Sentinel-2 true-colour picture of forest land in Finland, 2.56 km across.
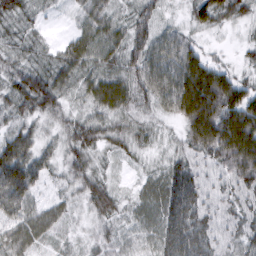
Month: March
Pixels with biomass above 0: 94%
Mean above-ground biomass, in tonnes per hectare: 54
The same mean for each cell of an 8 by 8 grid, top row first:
40 13 28 37 38 12 63 39
32 22 60 54 67 84 23 16
50 62 43 56 68 111 137 53
44 45 26 50 30 74 143 117
78 26 59 41 32 26 108 154
114 35 46 20 20 65 41 85
69 33 22 50 37 77 49 49
54 28 17 32 27 84 59 51
